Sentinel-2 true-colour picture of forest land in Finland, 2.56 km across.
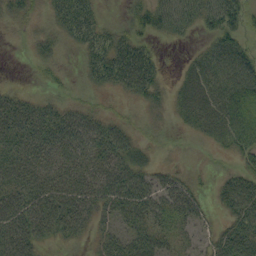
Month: September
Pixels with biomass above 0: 74%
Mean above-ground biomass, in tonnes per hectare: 35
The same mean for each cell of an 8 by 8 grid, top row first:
28 12 11 3 41 52 41 37
1 30 8 19 12 3 29 38
1 14 9 15 21 16 66 76
56 43 35 19 22 23 60 102
57 57 53 62 22 6 13 51
56 53 49 54 39 27 8 37
57 63 55 43 55 50 16 57
62 23 18 32 43 25 20 59
